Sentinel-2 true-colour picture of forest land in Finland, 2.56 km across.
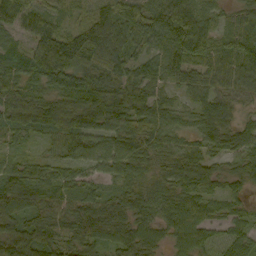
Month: September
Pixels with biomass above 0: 95%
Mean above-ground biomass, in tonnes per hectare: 74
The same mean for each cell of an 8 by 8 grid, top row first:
87 60 47 108 105 107 57 67
45 155 136 119 58 92 99 116
71 85 84 75 78 48 71 87
88 106 114 105 85 54 82 41
38 37 82 83 85 55 66 73
72 61 45 58 54 89 81 57
60 72 48 48 56 62 54 37
119 79 53 48 55 36 68 69
